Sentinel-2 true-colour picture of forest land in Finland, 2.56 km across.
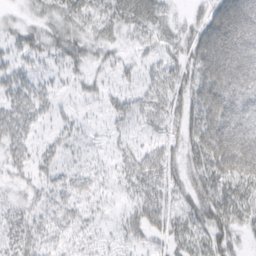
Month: March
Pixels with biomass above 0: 75%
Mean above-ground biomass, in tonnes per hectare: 38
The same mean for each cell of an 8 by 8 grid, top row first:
11 25 28 29 39 13 48 106
23 33 35 21 17 29 78 106
31 18 19 16 27 42 72 94
42 22 11 29 42 39 70 68
36 19 20 16 24 28 71 101
19 28 35 24 52 31 51 72
25 30 34 13 50 27 63 49
41 31 29 18 25 34 51 21
